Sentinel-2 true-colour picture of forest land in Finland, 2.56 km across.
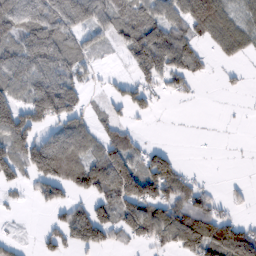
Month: February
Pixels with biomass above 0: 59%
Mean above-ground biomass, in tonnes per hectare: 67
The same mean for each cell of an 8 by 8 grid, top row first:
112 120 121 95 93 77 148 51
80 129 63 28 117 106 30 57
84 101 54 21 56 55 10 8
113 126 66 25 36 1 0 1
101 90 98 81 25 2 1 1
52 113 100 165 112 84 3 2
10 40 47 81 110 95 61 12
13 33 97 39 60 97 150 154
